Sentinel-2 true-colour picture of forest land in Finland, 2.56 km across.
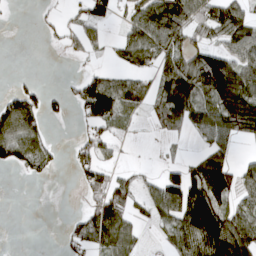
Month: April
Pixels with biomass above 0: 54%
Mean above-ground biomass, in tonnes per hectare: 58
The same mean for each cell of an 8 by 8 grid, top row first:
1 9 35 48 95 126 83 82
0 5 26 22 81 71 75 90
10 1 43 49 32 140 143 128
107 38 42 94 26 96 73 145
98 36 42 35 1 10 48 28
8 22 38 43 16 56 151 68
0 0 16 100 34 115 143 70
0 0 62 97 19 66 136 129
